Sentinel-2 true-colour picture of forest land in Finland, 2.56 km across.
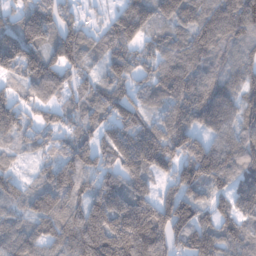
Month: January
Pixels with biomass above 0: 92%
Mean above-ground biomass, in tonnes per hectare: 127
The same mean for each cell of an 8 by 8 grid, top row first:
90 149 60 61 113 107 140 150
164 124 152 94 68 127 146 107
78 155 90 109 71 175 127 107
128 81 85 132 81 148 172 123
66 90 113 131 193 154 111 141
66 93 136 126 119 127 155 116
81 133 124 217 181 112 115 110
128 111 215 278 235 136 163 116
